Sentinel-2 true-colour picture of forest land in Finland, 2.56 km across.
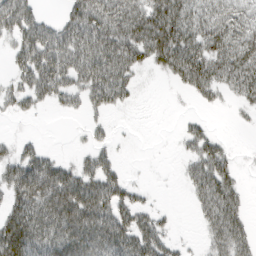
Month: March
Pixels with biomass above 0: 63%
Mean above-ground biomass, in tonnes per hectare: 50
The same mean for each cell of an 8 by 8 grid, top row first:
85 17 78 84 85 115 72 69
39 76 76 79 77 113 74 82
29 69 51 81 6 35 68 70
24 9 20 23 1 3 8 10
22 5 5 18 0 6 47 2
60 86 64 44 1 3 72 18
54 90 110 71 30 3 53 37
106 79 114 85 68 16 26 48
